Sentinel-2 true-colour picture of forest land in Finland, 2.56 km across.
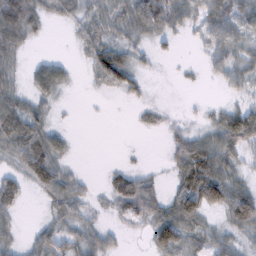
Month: February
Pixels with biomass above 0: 67%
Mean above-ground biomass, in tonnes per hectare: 40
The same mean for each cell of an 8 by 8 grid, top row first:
119 43 34 43 109 56 53 52
52 1 17 64 19 10 29 38
21 61 5 66 22 2 9 33
63 23 1 1 14 3 12 65
61 58 1 0 0 30 56 79
32 74 15 31 24 47 136 28
35 21 28 23 63 81 81 112
23 47 44 21 10 104 38 26
